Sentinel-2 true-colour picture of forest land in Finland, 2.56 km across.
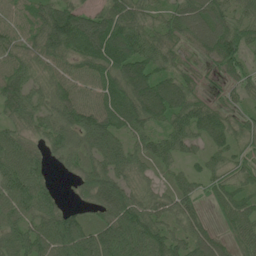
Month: June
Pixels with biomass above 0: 91%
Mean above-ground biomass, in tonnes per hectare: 69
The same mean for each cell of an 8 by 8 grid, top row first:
54 93 84 89 63 65 90 55
59 86 89 116 87 47 70 82
82 48 56 83 121 70 16 52
83 61 90 85 99 105 69 29
66 44 54 79 54 71 48 34
97 36 40 90 37 38 50 43
78 64 31 99 76 57 21 67
70 92 109 109 102 80 66 46
